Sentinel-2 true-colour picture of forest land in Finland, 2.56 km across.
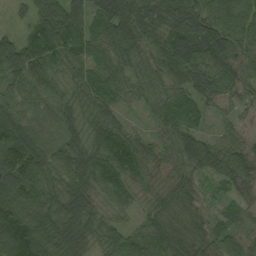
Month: August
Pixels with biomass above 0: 94%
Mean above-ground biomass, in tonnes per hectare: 62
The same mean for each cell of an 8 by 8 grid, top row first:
14 106 63 93 74 85 78 78
105 90 60 56 62 97 114 61
59 52 63 57 54 63 99 71
56 54 49 49 23 60 28 21
100 78 60 83 49 64 53 41
89 61 73 60 49 39 40 66
82 59 71 27 27 57 23 32
93 77 55 43 58 61 54 53
